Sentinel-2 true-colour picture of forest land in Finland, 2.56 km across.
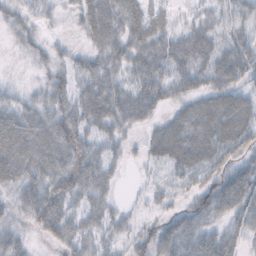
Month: October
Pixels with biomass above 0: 78%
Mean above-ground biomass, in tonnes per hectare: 33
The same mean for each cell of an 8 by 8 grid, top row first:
25 16 29 48 44 14 22 32
8 16 13 45 46 45 45 41
4 22 31 38 45 40 42 36
36 39 42 48 39 22 45 51
53 44 38 24 19 53 52 40
38 43 46 24 6 23 33 45
25 51 33 24 11 19 42 43
27 16 36 24 24 48 43 22
